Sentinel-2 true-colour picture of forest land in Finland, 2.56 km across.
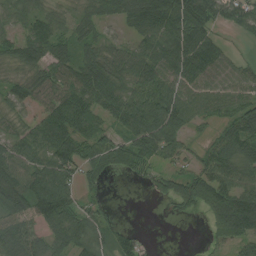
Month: August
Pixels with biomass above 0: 80%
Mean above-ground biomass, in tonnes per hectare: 69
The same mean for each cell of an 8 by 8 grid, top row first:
50 46 43 55 112 132 92 61
66 86 51 37 49 104 97 6
46 69 93 91 109 84 66 52
45 75 113 93 134 114 49 69
64 91 83 67 112 68 29 90
90 100 52 18 28 57 89 74
98 103 60 13 0 29 76 140
95 63 67 42 23 0 20 78
